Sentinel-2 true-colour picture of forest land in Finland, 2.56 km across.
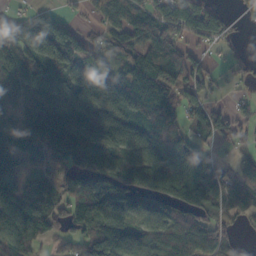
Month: October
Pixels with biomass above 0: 79%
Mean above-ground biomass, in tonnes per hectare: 91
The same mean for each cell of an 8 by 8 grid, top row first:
49 73 19 76 94 99 91 36
146 136 90 61 100 87 33 14
129 106 106 100 126 114 60 21
90 173 132 119 108 70 76 45
104 124 144 107 97 88 49 37
96 39 72 110 115 142 125 76
105 89 119 188 87 92 112 60
97 52 73 129 95 104 85 29
